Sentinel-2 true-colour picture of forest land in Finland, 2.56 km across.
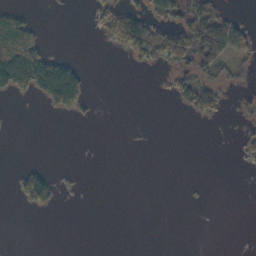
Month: October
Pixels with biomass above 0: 23%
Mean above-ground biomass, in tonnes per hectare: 21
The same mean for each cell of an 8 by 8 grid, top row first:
49 0 0 50 62 61 64 10
130 24 0 19 79 83 86 47
111 117 53 0 0 27 39 17
3 13 18 0 0 3 45 8
0 0 0 0 0 0 0 26
25 50 3 0 0 0 0 1
4 32 1 0 0 0 1 0
0 0 0 0 0 0 0 1
